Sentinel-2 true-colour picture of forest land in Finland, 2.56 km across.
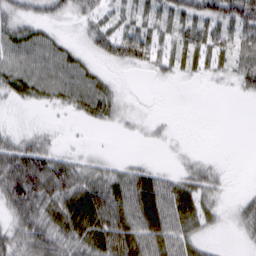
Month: March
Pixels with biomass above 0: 69%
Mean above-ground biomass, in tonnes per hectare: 37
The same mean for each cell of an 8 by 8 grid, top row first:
41 36 27 27 34 45 58 74
54 50 18 43 58 41 52 44
57 59 52 15 4 13 12 32
9 9 28 32 6 1 0 0
47 27 4 1 6 7 0 0
102 92 51 42 41 25 34 1
65 62 77 70 67 58 31 22
51 71 60 81 62 47 14 9
